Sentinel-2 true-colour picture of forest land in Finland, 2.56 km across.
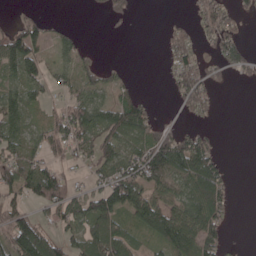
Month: May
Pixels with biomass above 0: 58%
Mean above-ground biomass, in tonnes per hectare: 50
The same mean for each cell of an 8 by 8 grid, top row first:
15 14 0 25 0 7 59 27
100 37 28 0 0 56 22 48
59 38 42 26 1 52 54 10
72 32 78 70 59 14 32 0
59 57 59 73 63 94 52 0
81 88 18 77 97 90 114 1
53 47 61 95 99 73 108 2
107 80 62 100 32 107 75 3
